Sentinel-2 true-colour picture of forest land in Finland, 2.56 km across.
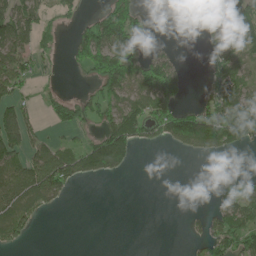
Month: June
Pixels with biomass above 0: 45%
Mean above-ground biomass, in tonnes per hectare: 58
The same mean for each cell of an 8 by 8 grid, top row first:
103 34 24 126 40 0 55 105
83 24 91 153 40 9 35 98
82 8 7 148 120 104 33 65
91 25 73 100 96 111 90 114
85 47 36 151 48 59 113 64
80 141 77 45 0 0 0 28
92 42 0 0 0 0 18 104
46 0 0 0 0 0 60 84
